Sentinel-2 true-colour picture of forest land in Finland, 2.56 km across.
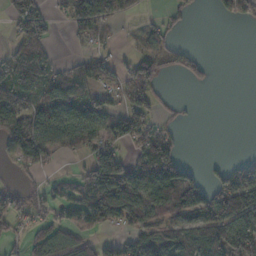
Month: November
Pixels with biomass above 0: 54%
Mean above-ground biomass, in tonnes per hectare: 59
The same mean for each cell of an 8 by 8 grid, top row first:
76 37 128 90 11 29 2 41
55 31 8 17 36 39 1 0
75 60 75 33 86 13 18 0
112 80 92 50 71 15 0 0
111 83 51 77 88 46 0 0
21 23 34 183 156 120 31 90
47 46 70 131 101 94 108 135
27 56 60 32 98 76 97 128
